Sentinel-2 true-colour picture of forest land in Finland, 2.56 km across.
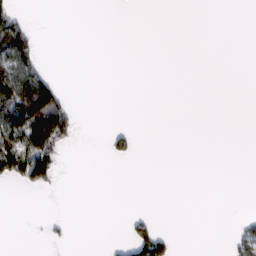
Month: February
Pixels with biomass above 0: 13%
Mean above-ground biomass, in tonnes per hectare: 16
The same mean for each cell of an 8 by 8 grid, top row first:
41 0 0 0 0 0 0 0
112 0 0 0 0 0 0 0
117 52 0 0 0 0 0 0
120 151 8 0 0 0 0 0
87 90 5 15 0 0 0 0
55 59 0 0 0 0 0 0
0 0 0 0 1 0 0 0
0 7 0 3 71 10 0 26
